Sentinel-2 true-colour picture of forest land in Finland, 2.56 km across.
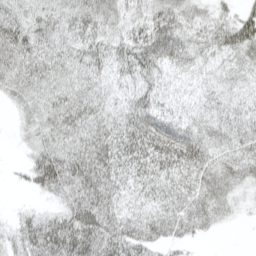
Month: April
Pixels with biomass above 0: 89%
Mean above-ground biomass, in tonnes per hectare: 41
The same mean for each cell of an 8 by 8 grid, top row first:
42 41 48 41 40 57 32 40
57 40 43 45 63 65 42 60
46 41 38 29 47 28 25 31
17 42 50 35 55 34 34 34
7 40 46 53 60 69 50 38
5 65 66 46 42 42 41 36
8 17 67 46 35 40 44 13
37 75 83 62 44 27 7 0
